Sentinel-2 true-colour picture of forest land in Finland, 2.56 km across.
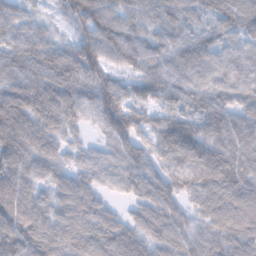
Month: February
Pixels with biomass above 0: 96%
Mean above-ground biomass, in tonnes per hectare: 89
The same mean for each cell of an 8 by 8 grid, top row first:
57 22 93 95 68 72 67 112
82 78 92 99 76 75 87 65
92 102 103 69 75 72 78 86
141 110 87 116 61 66 96 72
149 83 37 71 60 117 101 98
133 73 63 77 86 89 117 118
142 85 108 39 77 74 100 124
113 114 112 130 90 94 87 103
